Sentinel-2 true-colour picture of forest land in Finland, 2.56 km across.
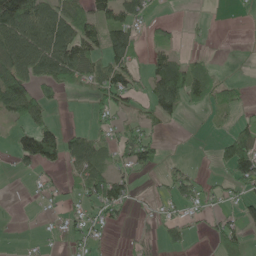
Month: May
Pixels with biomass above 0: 47%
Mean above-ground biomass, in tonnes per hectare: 44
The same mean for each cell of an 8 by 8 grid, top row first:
142 110 84 75 36 2 3 2
102 129 98 88 23 24 4 1
121 57 55 90 40 103 56 19
64 34 0 46 28 49 17 22
52 119 73 42 71 0 2 98
9 10 46 65 11 40 11 83
0 8 29 56 4 21 18 40
1 5 30 8 12 37 15 51
